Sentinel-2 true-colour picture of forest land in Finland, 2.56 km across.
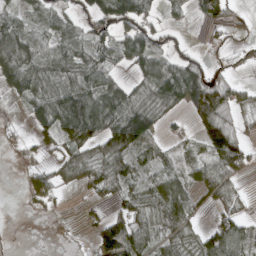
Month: April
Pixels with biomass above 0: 66%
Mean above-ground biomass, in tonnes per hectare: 57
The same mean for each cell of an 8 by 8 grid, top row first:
44 45 31 107 64 14 63 23
85 50 62 66 80 28 14 20
76 78 72 45 51 112 104 28
7 114 156 117 80 38 166 56
17 42 100 96 60 24 80 79
5 46 57 65 51 68 54 40
2 18 7 28 59 108 22 33
0 5 5 34 69 54 93 114
